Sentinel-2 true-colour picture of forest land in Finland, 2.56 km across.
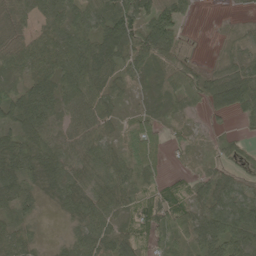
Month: May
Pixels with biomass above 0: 87%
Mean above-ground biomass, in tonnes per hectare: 54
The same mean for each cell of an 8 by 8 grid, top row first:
57 50 56 80 66 55 0 7
60 60 76 95 78 36 1 22
29 63 87 48 34 79 51 89
74 69 70 43 25 28 36 68
77 56 58 37 82 15 14 27
82 78 43 62 66 16 60 41
43 15 61 55 68 66 84 91
62 10 59 78 47 54 71 112
